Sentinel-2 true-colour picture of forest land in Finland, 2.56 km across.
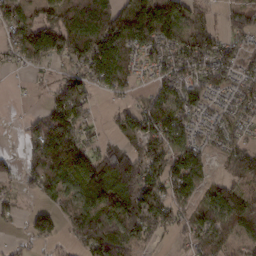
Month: February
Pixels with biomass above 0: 77%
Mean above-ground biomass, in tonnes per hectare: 75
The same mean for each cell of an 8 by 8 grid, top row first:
79 73 104 117 185 111 40 57
71 125 114 112 67 80 105 50
3 14 68 80 15 76 72 50
2 59 83 29 85 78 43 46
4 132 76 25 103 81 50 52
44 104 112 172 142 111 43 67
28 50 92 135 144 65 59 131
16 53 62 108 61 19 92 58
